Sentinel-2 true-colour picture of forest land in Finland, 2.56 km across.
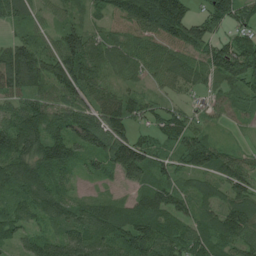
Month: July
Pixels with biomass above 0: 91%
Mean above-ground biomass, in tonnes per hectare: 88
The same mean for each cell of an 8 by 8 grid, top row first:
101 35 45 51 133 178 101 90
108 66 150 77 59 93 98 119
132 116 156 59 43 65 45 89
89 109 106 125 75 61 33 41
133 143 96 128 85 79 98 20
131 91 35 56 85 70 74 91
75 96 70 70 84 84 64 120
55 69 104 98 121 93 85 94
